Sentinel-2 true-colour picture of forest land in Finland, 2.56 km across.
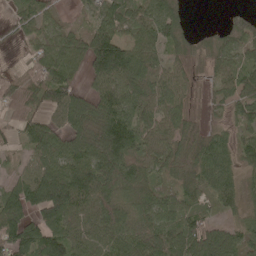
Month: May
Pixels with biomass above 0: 83%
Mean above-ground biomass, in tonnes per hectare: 70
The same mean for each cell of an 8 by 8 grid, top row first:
34 38 18 80 74 47 0 29
10 71 75 160 71 39 35 57
40 81 40 115 82 55 22 61
57 63 129 125 70 66 14 44
31 91 114 178 63 62 76 53
37 98 105 115 73 42 85 51
102 136 74 97 88 75 33 42
116 103 62 74 97 92 94 51
